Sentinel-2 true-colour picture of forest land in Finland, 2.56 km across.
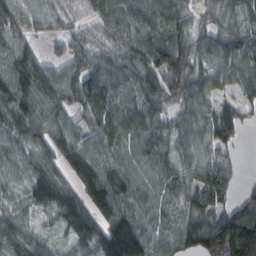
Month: February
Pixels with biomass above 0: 92%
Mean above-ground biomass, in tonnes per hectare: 90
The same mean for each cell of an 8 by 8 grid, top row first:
106 83 39 107 101 91 52 86
101 24 60 69 105 102 88 117
118 114 99 86 80 109 84 85
130 90 62 88 82 66 77 64
88 92 98 81 81 76 79 29
49 109 116 124 56 69 114 35
48 86 106 118 69 74 84 106
88 44 90 173 141 99 140 234
